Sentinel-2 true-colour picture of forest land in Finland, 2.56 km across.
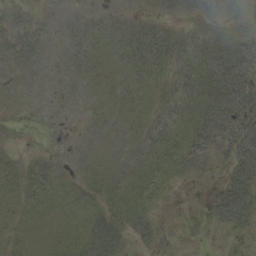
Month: September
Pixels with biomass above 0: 70%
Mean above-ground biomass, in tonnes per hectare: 17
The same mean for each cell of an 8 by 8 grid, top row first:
8 2 7 8 7 10 18 28
16 5 14 15 25 19 25 37
5 3 8 12 16 18 37 48
3 3 2 8 15 19 46 49
1 0 2 6 21 26 30 47
17 20 12 12 19 18 7 38
14 13 13 21 23 2 22 54
12 10 22 25 13 2 2 14
